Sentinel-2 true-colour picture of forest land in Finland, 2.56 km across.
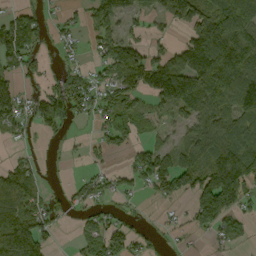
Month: September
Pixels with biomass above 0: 61%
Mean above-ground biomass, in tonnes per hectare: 69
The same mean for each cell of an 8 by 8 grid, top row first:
60 24 25 78 37 102 60 155
122 16 22 91 65 49 127 156
50 24 63 61 111 65 174 155
87 96 50 73 35 46 113 107
15 6 10 34 35 38 112 128
102 6 15 32 65 112 122 153
86 64 33 20 5 14 157 71
172 53 48 86 30 13 16 35
